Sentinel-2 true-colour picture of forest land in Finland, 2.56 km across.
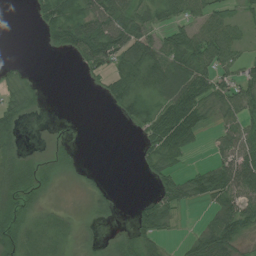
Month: August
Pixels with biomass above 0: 62%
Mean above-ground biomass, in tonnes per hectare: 37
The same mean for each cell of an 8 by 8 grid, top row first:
0 49 67 73 44 44 40 18
0 15 73 88 71 55 72 27
19 2 6 44 73 79 51 51
39 4 0 10 51 86 44 51
26 4 4 0 26 74 10 51
59 22 14 2 10 35 59 97
36 18 10 20 29 42 20 76
34 33 15 13 44 9 69 47
